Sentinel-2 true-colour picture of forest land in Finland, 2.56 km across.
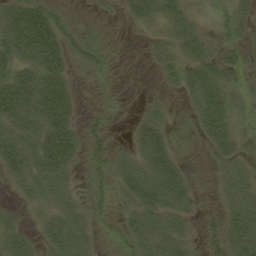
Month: September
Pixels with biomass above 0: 78%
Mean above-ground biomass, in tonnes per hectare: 32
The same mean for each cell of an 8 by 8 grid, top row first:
49 48 10 7 37 35 17 33
50 62 40 10 8 34 27 26
49 61 12 7 1 20 43 23
60 62 18 10 15 7 40 22
49 59 33 19 43 16 23 27
35 49 21 43 52 42 8 39
16 33 33 31 49 40 6 46
41 32 41 22 44 45 24 44
